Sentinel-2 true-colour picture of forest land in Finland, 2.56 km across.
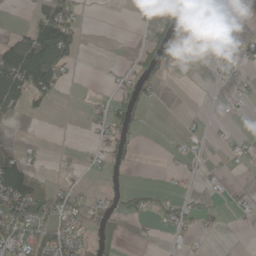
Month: May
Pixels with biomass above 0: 31%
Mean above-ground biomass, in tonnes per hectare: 29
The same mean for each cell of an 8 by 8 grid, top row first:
1 102 27 0 2 35 3 7
80 185 43 0 47 45 21 31
129 121 3 7 60 4 3 11
33 20 2 36 24 0 3 7
14 2 3 44 3 7 11 14
118 9 7 12 0 10 8 7
79 59 31 31 35 30 14 13
58 58 35 50 5 9 6 0
